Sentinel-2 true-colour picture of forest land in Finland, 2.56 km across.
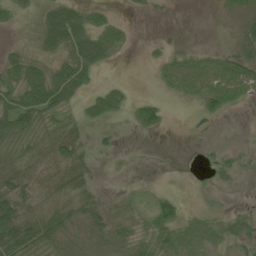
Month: July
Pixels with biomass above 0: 65%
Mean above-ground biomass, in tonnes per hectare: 30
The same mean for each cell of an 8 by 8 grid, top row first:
28 61 55 16 5 1 1 23
21 54 82 43 4 10 10 28
48 68 55 7 0 39 53 54
73 58 23 36 37 1 28 4
50 37 29 11 1 0 7 7
42 25 34 2 3 2 9 14
57 29 28 21 21 31 13 8
101 61 26 46 37 48 45 36
